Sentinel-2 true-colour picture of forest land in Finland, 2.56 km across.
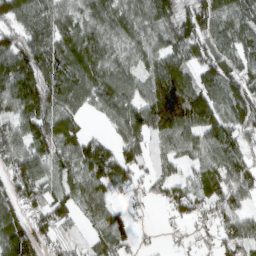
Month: March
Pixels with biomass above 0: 84%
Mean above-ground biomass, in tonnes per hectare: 83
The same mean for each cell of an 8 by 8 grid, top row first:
93 90 66 84 82 91 106 89
102 102 120 61 74 89 89 81
135 104 108 97 83 157 87 93
83 103 64 69 117 211 121 102
94 114 100 63 42 91 84 77
100 79 103 119 34 41 71 81
83 92 72 65 12 54 51 56
139 61 24 76 9 9 15 76
